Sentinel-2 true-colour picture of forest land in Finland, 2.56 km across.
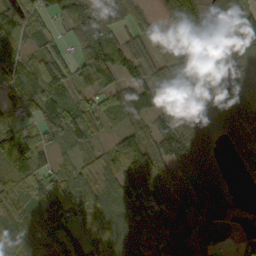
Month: October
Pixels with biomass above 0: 89%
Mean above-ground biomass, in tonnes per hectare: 92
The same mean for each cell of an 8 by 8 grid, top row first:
97 68 88 104 63 120 92 120
61 64 65 96 83 100 133 80
92 132 68 56 74 149 166 68
57 86 70 44 67 149 93 139
135 58 37 37 62 173 83 104
92 78 72 82 133 88 110 22
68 125 83 104 128 148 108 35
79 119 139 91 106 167 23 51
